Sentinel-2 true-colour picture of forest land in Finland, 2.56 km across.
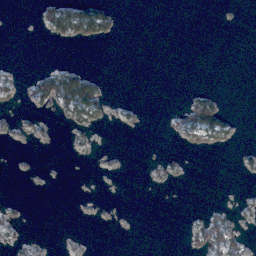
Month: February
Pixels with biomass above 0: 15%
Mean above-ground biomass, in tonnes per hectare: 7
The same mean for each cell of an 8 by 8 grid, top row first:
0 31 60 20 0 0 0 0
0 1 5 0 0 0 0 0
6 31 47 1 0 0 0 0
3 8 37 6 3 13 51 1
2 3 4 0 0 4 21 4
2 0 0 0 2 6 0 2
6 0 0 1 0 0 6 5
7 2 2 0 0 0 37 19
